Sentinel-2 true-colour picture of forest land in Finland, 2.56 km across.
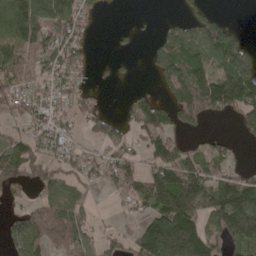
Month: May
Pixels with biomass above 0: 61%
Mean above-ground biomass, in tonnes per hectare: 82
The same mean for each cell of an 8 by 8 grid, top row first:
120 134 90 1 3 16 48 0
109 106 72 9 11 129 130 90
66 75 43 14 3 128 143 175
47 74 46 14 91 106 100 104
85 84 35 68 54 67 31 19
69 69 60 75 80 168 107 68
32 107 76 11 56 212 129 210
85 137 112 27 143 261 101 129
